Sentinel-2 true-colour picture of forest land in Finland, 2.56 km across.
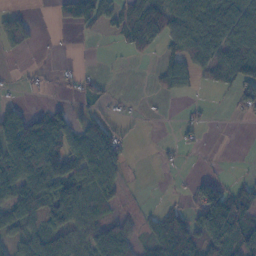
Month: November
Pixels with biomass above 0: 55%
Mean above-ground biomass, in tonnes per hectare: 51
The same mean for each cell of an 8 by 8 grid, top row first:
37 8 96 37 92 96 126 91
33 1 1 4 38 53 101 91
8 9 30 6 1 68 24 99
55 56 16 14 4 2 9 27
132 120 87 78 2 15 3 0
96 99 81 68 1 3 7 11
81 69 80 45 12 32 60 87
39 64 52 137 38 123 90 91
